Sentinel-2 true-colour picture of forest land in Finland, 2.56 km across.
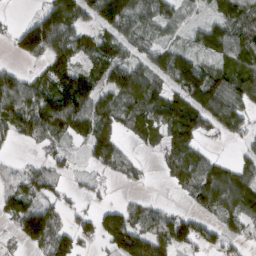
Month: March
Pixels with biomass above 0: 72%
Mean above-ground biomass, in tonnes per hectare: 79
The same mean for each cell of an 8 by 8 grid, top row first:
5 113 94 142 94 60 40 92
58 136 89 98 54 61 87 95
85 90 140 112 106 126 117 113
105 138 123 86 89 133 115 85
24 48 46 110 39 85 22 34
46 80 23 38 19 69 103 87
91 81 26 52 50 20 62 91
45 126 68 102 99 113 61 35
